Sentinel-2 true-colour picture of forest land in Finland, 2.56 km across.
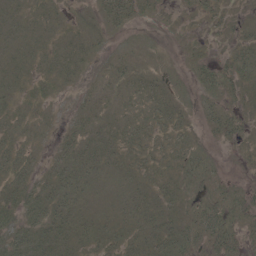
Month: May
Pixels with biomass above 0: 85%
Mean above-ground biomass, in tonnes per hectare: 21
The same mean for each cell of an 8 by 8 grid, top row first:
8 8 14 45 24 13 22 12
10 13 24 18 22 16 11 24
13 16 15 29 33 21 35 34
14 8 21 16 21 26 28 22
18 9 29 21 17 18 16 20
24 19 24 15 13 20 29 6
27 29 19 13 18 19 36 33
27 30 21 18 23 28 33 26
